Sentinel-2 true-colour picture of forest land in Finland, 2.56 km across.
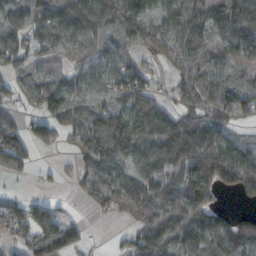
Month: October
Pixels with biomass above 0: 79%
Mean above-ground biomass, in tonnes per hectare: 78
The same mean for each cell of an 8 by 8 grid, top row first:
86 97 126 99 86 75 103 101
92 84 63 53 43 41 77 76
49 100 62 79 66 38 73 60
30 81 78 89 66 55 79 92
87 41 57 117 87 170 150 60
24 7 46 79 85 97 169 164
50 45 8 64 97 94 108 17
44 108 51 8 105 113 123 136
